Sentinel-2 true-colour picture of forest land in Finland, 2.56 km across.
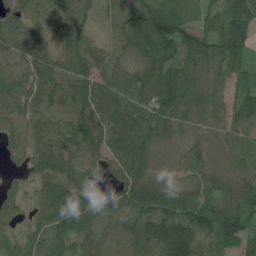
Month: July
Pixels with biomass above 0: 91%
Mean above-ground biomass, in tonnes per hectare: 78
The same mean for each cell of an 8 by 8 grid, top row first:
67 44 40 20 94 98 50 92
86 61 74 37 103 102 87 105
71 93 111 80 86 100 72 43
69 87 99 98 78 92 65 72
48 83 125 89 94 46 62 49
19 77 56 47 66 36 58 54
39 95 124 83 111 115 121 90
50 85 80 71 115 191 87 79
